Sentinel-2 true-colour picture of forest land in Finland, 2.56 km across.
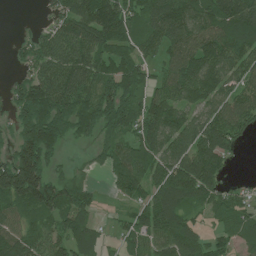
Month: July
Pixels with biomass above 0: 83%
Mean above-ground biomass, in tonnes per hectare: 93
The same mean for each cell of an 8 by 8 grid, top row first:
0 29 130 170 89 122 131 129
16 83 130 117 61 91 124 126
30 108 107 114 82 104 112 86
60 125 116 120 113 97 92 120
87 130 33 62 93 102 140 46
188 98 46 56 97 156 138 9
78 113 117 8 80 122 67 75
110 90 107 22 83 133 57 68
